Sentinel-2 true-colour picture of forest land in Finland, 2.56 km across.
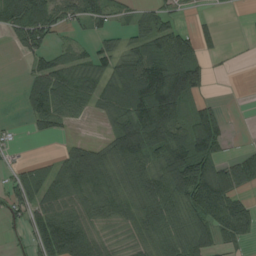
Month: August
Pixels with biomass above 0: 67%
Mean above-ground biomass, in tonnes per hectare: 61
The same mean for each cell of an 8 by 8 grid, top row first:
95 83 59 31 40 23 9 1
29 50 28 39 71 105 22 2
2 88 64 76 119 125 31 0
3 80 31 57 108 88 72 0
11 2 43 71 116 99 107 6
48 72 123 77 74 107 108 89
65 85 66 63 72 62 114 72
24 105 99 34 51 68 62 49
